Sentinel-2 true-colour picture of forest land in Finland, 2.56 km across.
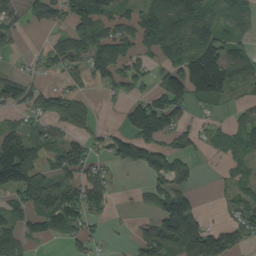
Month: August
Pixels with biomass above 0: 63%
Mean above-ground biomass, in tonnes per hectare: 89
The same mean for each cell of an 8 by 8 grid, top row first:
55 80 128 93 96 131 81 64
30 49 100 162 77 134 149 68
85 24 45 81 56 141 234 80
53 83 73 7 150 114 28 34
180 111 85 69 132 73 35 80
226 107 107 43 44 132 3 60
95 172 134 40 34 169 10 88
92 45 78 14 92 163 137 62
